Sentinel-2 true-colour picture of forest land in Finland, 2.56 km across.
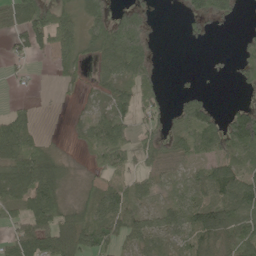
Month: May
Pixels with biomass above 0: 64%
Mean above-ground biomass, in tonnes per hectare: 47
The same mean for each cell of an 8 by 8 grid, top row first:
42 75 40 64 46 3 62 15
36 47 54 92 69 0 5 29
11 3 19 42 49 3 7 32
36 0 7 55 46 33 63 68
70 16 15 113 48 38 46 80
69 95 7 36 30 24 64 57
30 86 41 85 34 46 94 72
65 88 85 77 53 26 76 75
